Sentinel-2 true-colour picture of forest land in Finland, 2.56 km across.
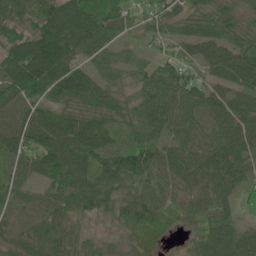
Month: June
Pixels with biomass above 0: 94%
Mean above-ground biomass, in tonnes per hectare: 70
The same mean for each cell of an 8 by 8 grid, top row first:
76 86 92 59 36 61 79 56
95 128 84 53 31 42 70 85
114 110 92 53 60 83 49 77
73 64 74 85 65 81 60 80
67 75 77 43 69 56 70 84
43 56 70 102 92 74 92 69
61 67 71 69 107 64 77 29
58 66 52 27 39 18 84 82
